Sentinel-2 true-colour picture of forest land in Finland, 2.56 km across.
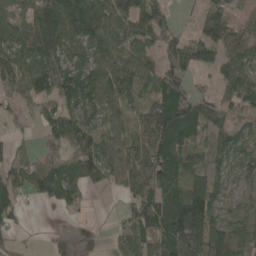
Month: May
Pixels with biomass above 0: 80%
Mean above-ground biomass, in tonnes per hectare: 86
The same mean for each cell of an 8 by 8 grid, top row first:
62 130 148 96 104 25 64 31
91 113 76 84 84 75 108 77
134 134 117 99 90 79 17 95
38 74 104 71 88 136 106 67
30 51 113 78 99 115 71 70
81 125 118 70 136 122 80 61
67 26 38 5 137 143 140 60
27 24 108 24 106 147 134 82
